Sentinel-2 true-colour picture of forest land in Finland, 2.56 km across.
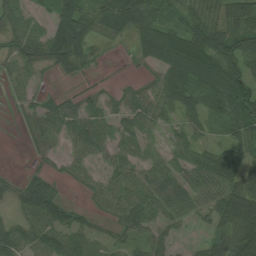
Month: August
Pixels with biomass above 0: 76%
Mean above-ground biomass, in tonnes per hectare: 47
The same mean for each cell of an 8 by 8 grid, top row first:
38 30 85 85 76 35 56 80
48 78 66 5 54 102 101 81
33 8 15 5 17 71 85 79
16 49 41 30 51 44 50 71
2 37 43 36 33 25 26 59
17 31 24 36 41 42 69 65
31 81 19 35 53 47 46 96
51 55 47 23 36 20 32 86
